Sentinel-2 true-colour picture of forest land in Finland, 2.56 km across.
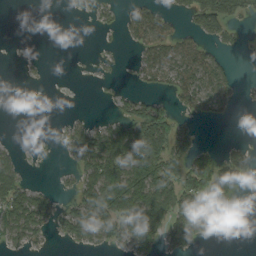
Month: September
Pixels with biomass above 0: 45%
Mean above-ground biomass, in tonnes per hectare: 41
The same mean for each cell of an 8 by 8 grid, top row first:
0 0 5 11 52 23 89 40
0 0 0 5 43 56 31 11
1 3 1 4 27 51 57 14
0 0 3 13 62 32 36 5
6 1 74 107 156 73 7 14
44 1 43 110 123 81 96 56
88 49 61 115 111 81 96 30
40 14 39 42 71 57 27 5
